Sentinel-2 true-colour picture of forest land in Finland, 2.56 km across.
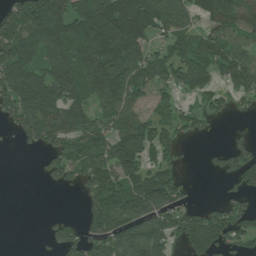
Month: July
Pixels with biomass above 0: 68%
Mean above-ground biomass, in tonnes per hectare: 102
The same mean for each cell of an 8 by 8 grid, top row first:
113 171 137 221 170 136 113 123
157 138 131 204 135 95 85 97
140 118 134 160 110 111 103 134
144 164 112 130 62 61 59 22
13 90 106 149 131 67 7 40
0 46 93 131 132 60 13 93
0 1 24 155 171 108 44 72
0 35 109 138 175 76 175 88
